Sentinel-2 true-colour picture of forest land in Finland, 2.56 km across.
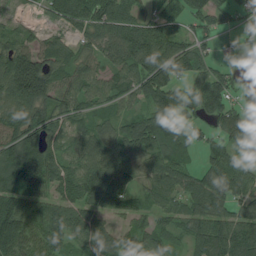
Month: July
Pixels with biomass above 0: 84%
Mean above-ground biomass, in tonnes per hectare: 91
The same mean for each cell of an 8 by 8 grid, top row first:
34 45 104 114 68 61 86 52
105 75 53 76 145 105 44 20
190 159 84 68 130 106 117 26
130 100 72 56 67 87 110 65
141 96 59 99 116 94 56 62
145 144 106 118 55 101 87 89
110 82 91 69 51 58 118 77
160 114 78 93 91 39 136 139
